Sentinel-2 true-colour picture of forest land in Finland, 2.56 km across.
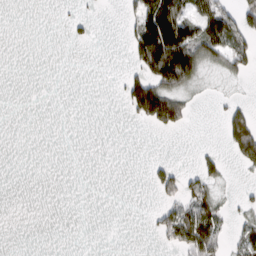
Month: March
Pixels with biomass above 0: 25%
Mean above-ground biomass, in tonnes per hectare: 29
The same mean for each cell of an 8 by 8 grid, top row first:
0 0 13 0 89 113 94 61
0 0 5 0 115 164 83 57
0 0 0 3 89 114 15 18
0 0 0 0 125 109 1 42
0 0 0 0 0 0 4 105
0 0 0 0 4 51 53 7
0 0 0 0 2 64 74 19
0 0 0 0 1 57 94 36
